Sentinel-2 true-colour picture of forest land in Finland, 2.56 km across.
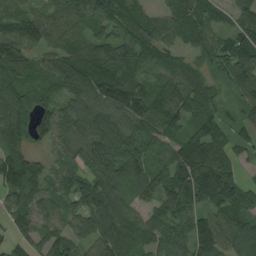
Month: August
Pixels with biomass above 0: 93%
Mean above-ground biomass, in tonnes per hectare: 96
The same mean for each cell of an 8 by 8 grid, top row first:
76 76 93 124 75 94 83 88
128 78 82 98 104 68 85 101
93 72 128 144 82 83 51 88
112 92 109 127 117 95 65 40
85 72 86 136 88 87 141 53
136 88 91 114 109 115 140 51
101 78 105 159 67 98 94 97
52 81 81 160 87 94 122 94
